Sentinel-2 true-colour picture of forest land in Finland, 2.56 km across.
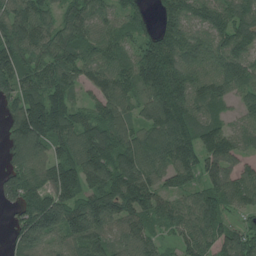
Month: July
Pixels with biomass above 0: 92%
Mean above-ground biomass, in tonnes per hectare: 117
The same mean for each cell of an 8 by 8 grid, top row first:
116 74 120 71 80 135 98 107
120 99 116 85 104 154 105 104
136 116 90 120 155 199 102 104
113 184 64 111 81 200 92 55
103 132 133 139 140 176 139 78
102 116 167 150 141 110 85 91
70 173 153 171 139 87 147 77
82 106 155 101 102 64 112 127
